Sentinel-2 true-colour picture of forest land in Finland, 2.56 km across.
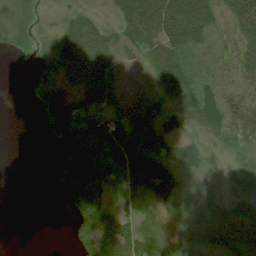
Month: August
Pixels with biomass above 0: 72%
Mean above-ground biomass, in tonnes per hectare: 35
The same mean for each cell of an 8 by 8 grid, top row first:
41 7 30 13 63 61 35 52
16 17 75 53 34 39 17 33
0 44 62 56 14 38 26 44
0 61 68 39 37 21 39 49
0 6 68 77 52 39 19 27
0 9 68 38 65 33 14 29
0 0 44 27 27 27 45 36
0 0 22 75 48 24 61 63
